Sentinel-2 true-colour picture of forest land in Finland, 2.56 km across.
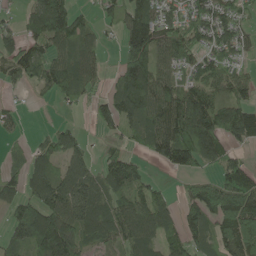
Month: May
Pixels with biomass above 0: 73%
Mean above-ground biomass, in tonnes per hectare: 84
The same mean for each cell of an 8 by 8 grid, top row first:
29 145 55 40 110 59 99 62
84 78 97 6 150 108 65 51
45 89 98 38 138 70 83 59
23 1 14 86 110 143 146 118
18 67 55 26 50 159 118 48
58 116 115 96 48 21 42 109
73 129 122 99 108 62 119 175
66 187 103 70 103 80 75 174
